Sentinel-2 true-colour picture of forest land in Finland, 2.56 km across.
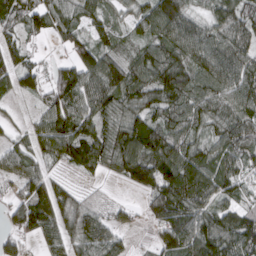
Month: March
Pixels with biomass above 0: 87%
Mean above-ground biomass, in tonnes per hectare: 83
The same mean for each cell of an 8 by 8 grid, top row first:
81 84 68 51 79 113 57 95
70 15 83 61 65 113 109 99
81 58 111 102 93 111 96 108
20 74 89 97 90 92 94 97
53 91 105 119 128 107 70 78
59 64 25 34 95 145 114 66
73 103 84 31 35 149 91 67
59 61 95 73 9 109 129 119
